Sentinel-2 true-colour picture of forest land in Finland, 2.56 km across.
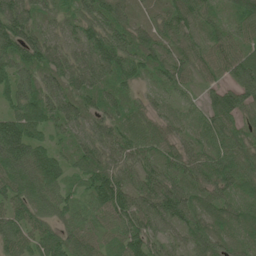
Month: June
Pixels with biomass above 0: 96%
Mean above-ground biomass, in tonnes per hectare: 60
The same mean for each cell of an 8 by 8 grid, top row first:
93 36 61 73 25 67 49 54
82 71 49 98 69 54 60 61
55 55 65 62 41 55 35 75
56 65 67 55 35 32 54 73
102 40 51 66 60 49 57 58
74 74 40 77 64 62 69 72
60 56 44 84 73 82 63 56
70 57 60 40 76 36 59 48
